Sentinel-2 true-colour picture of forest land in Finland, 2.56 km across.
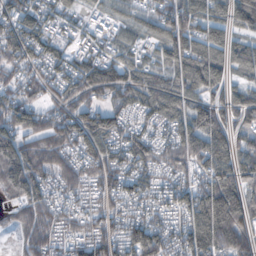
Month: October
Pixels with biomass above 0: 89%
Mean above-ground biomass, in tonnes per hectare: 82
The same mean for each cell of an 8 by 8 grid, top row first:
93 59 34 43 52 113 82 84
103 75 43 44 47 97 103 61
64 76 104 106 72 82 112 35
99 60 89 82 75 82 105 91
84 99 85 86 89 94 110 67
83 82 75 106 78 62 93 94
50 68 47 64 66 84 159 119
30 74 74 89 146 89 140 102
